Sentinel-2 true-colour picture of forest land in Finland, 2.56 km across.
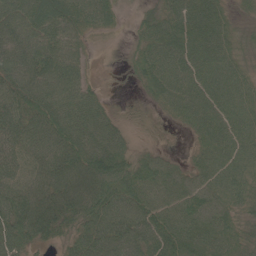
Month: June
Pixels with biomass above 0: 91%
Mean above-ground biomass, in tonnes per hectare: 63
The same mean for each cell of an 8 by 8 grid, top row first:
69 87 63 30 37 69 85 23
70 70 33 7 56 78 84 41
73 79 49 6 55 77 71 60
60 80 76 25 3 51 76 66
56 63 83 75 13 3 70 67
63 68 79 97 82 59 69 66
94 81 70 90 88 74 77 52
80 47 66 89 86 89 78 58
